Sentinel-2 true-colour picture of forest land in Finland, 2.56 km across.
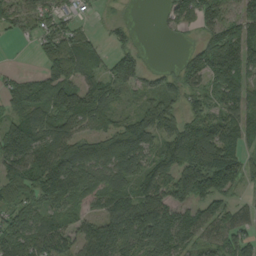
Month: September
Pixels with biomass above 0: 82%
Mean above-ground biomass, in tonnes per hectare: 100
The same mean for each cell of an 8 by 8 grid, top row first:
61 67 31 18 0 66 124 79
3 75 104 60 18 5 165 167
62 109 96 102 63 77 125 112
93 125 161 79 76 65 77 110
194 126 100 107 115 138 228 114
112 146 131 59 82 145 178 104
98 89 48 95 171 123 90 62
148 130 99 143 122 115 93 107
